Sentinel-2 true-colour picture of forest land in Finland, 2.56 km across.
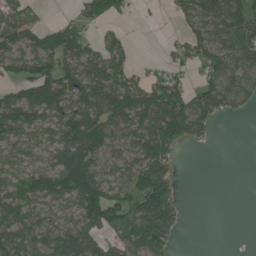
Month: June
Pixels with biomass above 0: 67%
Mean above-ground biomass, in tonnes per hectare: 76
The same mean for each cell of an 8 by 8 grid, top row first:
76 11 49 57 5 38 114 138
85 108 92 83 0 42 100 131
72 111 97 112 59 72 69 102
120 100 97 106 141 154 111 36
62 58 113 76 92 78 16 0
50 79 137 70 136 52 0 0
87 60 92 151 129 70 0 0
111 102 130 65 101 36 0 0
